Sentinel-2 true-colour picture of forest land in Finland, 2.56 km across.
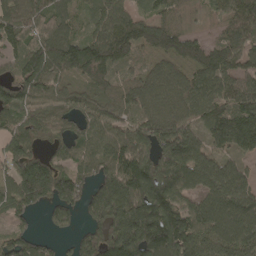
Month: April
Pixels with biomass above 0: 89%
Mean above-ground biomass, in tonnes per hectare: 122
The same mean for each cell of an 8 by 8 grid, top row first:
88 110 51 132 77 53 29 146
86 145 148 185 94 126 112 116
89 101 64 72 111 113 111 100
121 81 94 95 99 111 128 172
118 62 77 119 131 202 106 153
149 186 99 154 195 190 144 116
90 84 97 192 193 161 142 169
96 42 81 164 211 194 154 182
